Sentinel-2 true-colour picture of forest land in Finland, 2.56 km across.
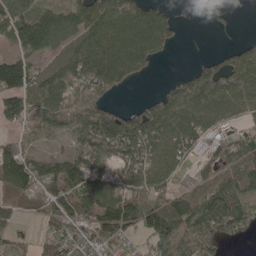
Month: May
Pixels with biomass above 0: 76%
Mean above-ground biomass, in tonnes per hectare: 87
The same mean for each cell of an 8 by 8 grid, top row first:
107 91 111 133 133 32 5 2
51 77 93 148 149 27 3 56
150 71 105 132 23 36 116 102
110 118 137 95 92 125 90 54
49 22 67 110 120 99 42 58
143 107 133 64 85 35 38 114
40 77 116 174 158 149 115 87
37 57 89 91 50 124 96 21
